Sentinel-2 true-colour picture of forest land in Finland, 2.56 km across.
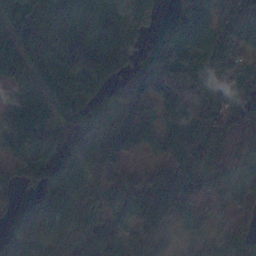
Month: November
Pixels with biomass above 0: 88%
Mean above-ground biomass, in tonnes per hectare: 109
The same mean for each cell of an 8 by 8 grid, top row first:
104 113 138 107 62 97 86 97
86 78 138 114 85 153 117 109
89 98 93 92 155 183 90 79
113 95 131 130 66 144 94 81
52 117 129 144 84 184 176 126
60 179 81 73 76 187 203 119
53 120 117 104 155 141 42 84
114 127 87 92 116 27 64 103
